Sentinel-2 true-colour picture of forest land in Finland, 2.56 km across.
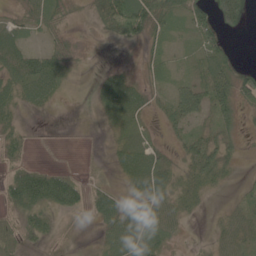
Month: June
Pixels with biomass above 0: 64%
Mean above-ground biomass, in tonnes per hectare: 29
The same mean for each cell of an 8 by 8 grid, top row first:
18 41 5 76 89 37 45 58
42 30 7 3 18 9 45 4
43 59 4 46 18 17 57 52
23 8 0 40 28 44 39 32
18 0 0 13 36 15 44 15
35 54 11 7 58 29 45 7
31 43 23 45 50 34 7 21
23 15 1 32 46 12 11 36
